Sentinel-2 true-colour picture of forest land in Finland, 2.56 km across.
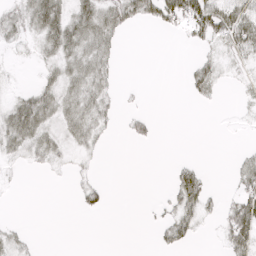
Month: April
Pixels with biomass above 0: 38%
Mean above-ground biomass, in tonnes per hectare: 15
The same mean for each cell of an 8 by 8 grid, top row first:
24 51 33 34 29 40 61 45
7 23 36 19 0 1 12 33
1 15 33 14 0 0 28 5
31 31 32 11 8 0 1 2
27 23 16 2 7 0 0 2
2 3 6 0 0 20 9 19
0 0 9 3 1 29 15 35
12 0 0 0 0 27 1 37
